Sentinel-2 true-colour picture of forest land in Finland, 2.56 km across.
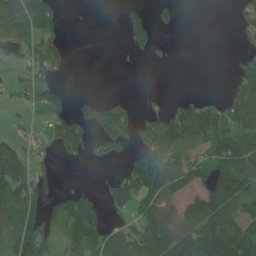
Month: June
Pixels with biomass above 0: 49%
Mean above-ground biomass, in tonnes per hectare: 57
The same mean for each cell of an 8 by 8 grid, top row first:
101 62 0 0 45 22 0 32
48 94 0 0 42 5 0 20
21 46 0 0 0 0 0 51
12 56 48 83 35 69 83 110
68 32 89 74 70 85 79 98
146 39 1 23 120 114 79 89
89 54 87 32 64 88 138 66
93 65 101 83 99 111 103 109
